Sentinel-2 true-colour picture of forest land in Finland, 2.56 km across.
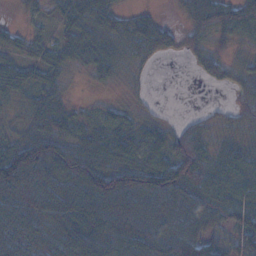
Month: November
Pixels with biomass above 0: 83%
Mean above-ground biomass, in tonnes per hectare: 57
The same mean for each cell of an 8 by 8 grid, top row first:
8 22 59 48 39 11 90 68
39 37 54 48 52 27 33 14
56 41 10 28 12 0 17 31
28 74 24 33 21 1 13 35
65 95 67 74 63 67 51 44
134 87 126 97 77 86 70 42
99 88 118 110 75 67 60 67
102 78 105 82 84 101 57 32
